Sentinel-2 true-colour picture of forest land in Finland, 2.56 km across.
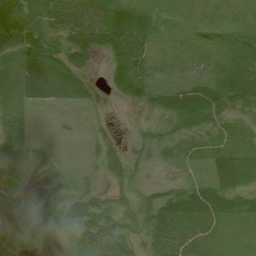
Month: July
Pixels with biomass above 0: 75%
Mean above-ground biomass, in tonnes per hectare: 26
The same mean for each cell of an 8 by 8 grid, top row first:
61 48 40 24 10 6 3 3
58 40 58 58 38 8 15 29
31 52 32 30 38 15 28 45
43 7 6 3 11 54 45 17
41 9 4 22 15 26 33 19
34 7 10 23 8 8 21 43
13 10 30 19 23 68 62 21
17 3 23 34 16 38 13 4
